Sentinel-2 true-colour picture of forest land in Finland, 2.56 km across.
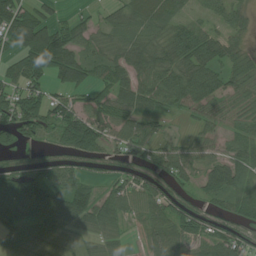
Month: July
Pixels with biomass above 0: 79%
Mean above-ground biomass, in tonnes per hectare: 61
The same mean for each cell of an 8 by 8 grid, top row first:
105 44 23 30 68 44 27 32
73 135 58 40 54 68 65 28
61 51 74 60 54 72 72 56
90 74 73 68 56 38 60 53
46 30 121 54 77 36 43 61
93 58 56 50 58 65 60 71
110 78 85 60 61 81 39 70
58 38 21 35 42 85 68 65
